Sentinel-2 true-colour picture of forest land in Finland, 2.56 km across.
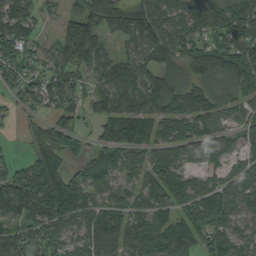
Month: September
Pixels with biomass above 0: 80%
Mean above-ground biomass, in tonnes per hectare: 96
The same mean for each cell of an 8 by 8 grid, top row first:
137 36 101 122 111 100 98 151
99 42 159 37 93 119 92 151
85 73 65 132 117 90 81 111
26 35 41 94 82 132 91 32
7 107 34 56 72 93 95 49
114 188 45 75 89 103 56 89
68 189 100 99 83 103 196 89
106 107 82 179 153 183 110 91
